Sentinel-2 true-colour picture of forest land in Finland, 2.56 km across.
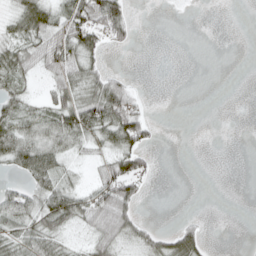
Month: April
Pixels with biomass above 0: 47%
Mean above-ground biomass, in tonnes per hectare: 25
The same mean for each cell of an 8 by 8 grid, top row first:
35 48 72 76 0 0 0 0
44 53 67 14 0 0 0 0
33 23 48 36 1 0 0 0
34 37 67 71 19 0 0 0
54 50 33 42 33 0 0 0
11 47 10 61 36 0 0 0
32 52 46 69 7 0 0 0
41 44 10 46 28 47 13 0
